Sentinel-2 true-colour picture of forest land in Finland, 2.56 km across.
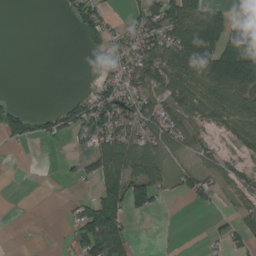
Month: August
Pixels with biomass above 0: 49%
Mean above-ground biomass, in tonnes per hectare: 44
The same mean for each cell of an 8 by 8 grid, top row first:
0 0 64 21 84 109 87 20
0 0 14 62 81 93 95 93
0 0 1 47 80 81 95 98
53 20 72 98 75 68 63 80
32 15 20 89 67 55 28 34
1 1 31 94 104 41 36 35
0 0 24 77 32 0 16 36
0 1 61 96 0 0 16 32
